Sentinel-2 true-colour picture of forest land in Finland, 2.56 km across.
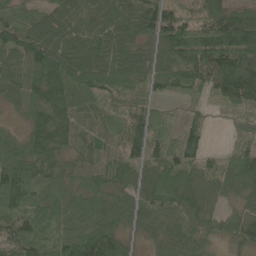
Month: June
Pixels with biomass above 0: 93%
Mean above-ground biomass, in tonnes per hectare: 77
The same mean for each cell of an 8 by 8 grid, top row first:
69 74 102 88 106 80 88 93
105 130 85 80 51 123 161 163
77 94 98 54 64 79 102 170
27 86 72 44 69 23 34 58
59 95 58 54 92 82 33 50
109 52 50 55 56 83 66 114
89 74 54 41 65 75 58 45
87 97 100 58 29 78 49 62
